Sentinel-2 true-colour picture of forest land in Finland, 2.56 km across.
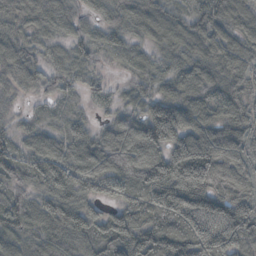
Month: October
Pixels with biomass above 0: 96%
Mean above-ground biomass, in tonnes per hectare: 66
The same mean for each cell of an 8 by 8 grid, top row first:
59 65 45 67 83 51 70 70
65 40 55 47 37 60 59 61
54 44 35 14 41 74 68 57
26 25 26 28 61 93 63 62
52 64 67 79 108 102 81 57
62 81 75 73 89 143 106 52
83 79 78 44 63 105 92 73
63 61 58 77 77 88 95 69
